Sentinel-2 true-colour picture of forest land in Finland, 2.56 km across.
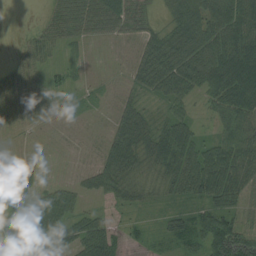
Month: August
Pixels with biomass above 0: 71%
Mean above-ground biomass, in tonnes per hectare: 42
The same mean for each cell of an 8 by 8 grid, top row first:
0 24 75 78 36 57 95 79
11 44 21 5 44 78 85 87
33 34 12 4 51 89 71 90
28 29 10 15 37 42 25 75
0 0 0 0 48 79 39 70
0 1 0 7 20 59 93 63
30 73 33 22 26 29 52 40
52 48 66 63 22 51 65 78
